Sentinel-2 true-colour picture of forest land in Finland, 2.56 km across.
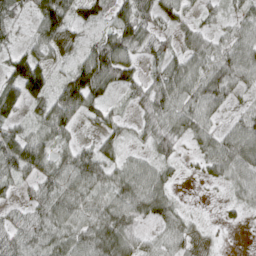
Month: March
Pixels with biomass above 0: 85%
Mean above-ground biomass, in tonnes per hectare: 48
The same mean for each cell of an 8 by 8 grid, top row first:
35 111 46 49 60 44 24 34
32 63 38 89 52 30 49 65
89 61 91 66 40 68 64 49
42 63 56 23 41 61 48 33
72 49 30 32 23 38 41 75
43 49 72 51 52 13 22 49
22 62 51 63 52 30 1 21
54 60 62 67 30 53 27 0
